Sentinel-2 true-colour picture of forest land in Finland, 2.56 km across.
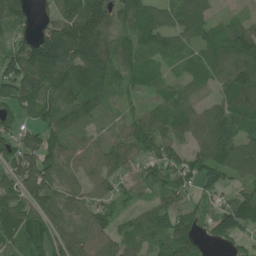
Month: June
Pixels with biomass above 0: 89%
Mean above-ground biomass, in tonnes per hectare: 90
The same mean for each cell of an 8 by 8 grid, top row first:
112 51 137 107 120 74 52 28
84 211 179 102 85 63 75 113
168 165 169 82 73 37 51 105
76 97 97 32 55 70 79 90
93 90 48 56 112 73 116 97
105 117 63 73 65 85 79 84
99 114 79 56 46 70 50 146
96 113 114 101 65 125 54 47
